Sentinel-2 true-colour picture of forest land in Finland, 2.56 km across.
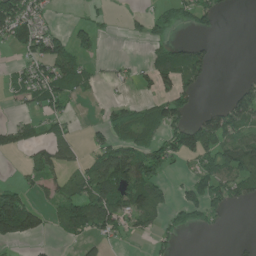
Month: June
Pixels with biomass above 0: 43%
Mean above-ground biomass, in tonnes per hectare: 55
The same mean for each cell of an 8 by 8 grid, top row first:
143 22 8 12 25 64 63 1
46 109 65 0 17 62 29 0
37 99 59 16 32 89 26 15
13 57 6 44 52 74 40 93
54 74 26 70 72 103 102 97
8 71 64 164 128 14 82 96
162 45 102 113 95 67 85 18
80 11 34 32 12 28 1 7
